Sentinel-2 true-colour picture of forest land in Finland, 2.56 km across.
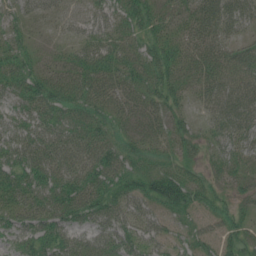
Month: July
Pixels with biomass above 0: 88%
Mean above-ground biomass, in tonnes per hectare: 42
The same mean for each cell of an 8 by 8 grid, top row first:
27 23 29 36 50 31 56 50
35 13 32 45 38 43 50 39
48 47 49 49 40 41 48 51
35 52 52 41 41 30 24 62
43 56 61 49 35 32 27 43
50 51 59 64 50 49 26 32
47 57 79 60 33 47 30 29
31 49 34 42 44 23 28 49
